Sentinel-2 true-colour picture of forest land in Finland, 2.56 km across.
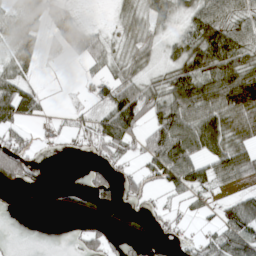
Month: April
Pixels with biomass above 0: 61%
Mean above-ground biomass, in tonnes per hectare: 53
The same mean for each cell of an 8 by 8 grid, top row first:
37 55 26 11 48 43 88 61
54 23 66 34 48 49 125 90
62 2 10 54 46 84 94 123
85 10 25 85 78 108 105 124
70 11 28 85 56 132 97 68
93 5 6 41 65 101 70 63
10 7 25 31 30 22 20 71
3 0 36 31 21 19 40 87
